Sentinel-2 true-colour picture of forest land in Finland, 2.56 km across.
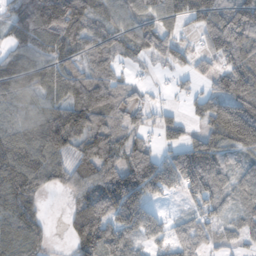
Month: November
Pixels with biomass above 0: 82%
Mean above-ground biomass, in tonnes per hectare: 98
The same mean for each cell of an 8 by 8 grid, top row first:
84 176 144 81 77 89 116 116
63 108 73 84 75 56 74 149
124 104 117 90 15 17 44 149
85 127 158 104 48 30 108 189
130 174 86 118 61 74 111 141
146 99 90 132 169 140 165 65
115 11 109 161 127 11 68 46
114 39 129 124 67 65 51 35
